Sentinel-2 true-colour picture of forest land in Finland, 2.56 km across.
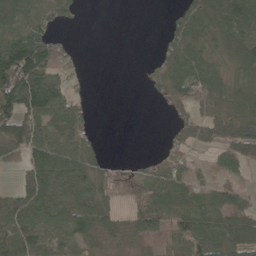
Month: May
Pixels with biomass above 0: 68%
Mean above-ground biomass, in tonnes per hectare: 57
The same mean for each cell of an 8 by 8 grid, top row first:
68 60 20 0 0 35 91 110
152 108 12 0 0 68 55 96
161 99 19 0 15 91 93 63
111 93 44 0 0 40 84 99
88 86 49 0 0 41 45 94
21 101 76 42 45 67 14 28
73 71 70 44 76 79 61 64
92 41 46 34 48 29 73 72
